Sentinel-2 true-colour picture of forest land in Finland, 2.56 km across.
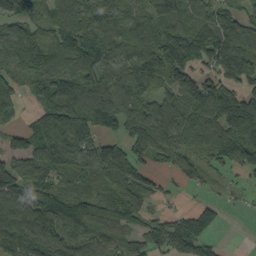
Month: September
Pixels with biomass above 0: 82%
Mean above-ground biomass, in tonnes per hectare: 98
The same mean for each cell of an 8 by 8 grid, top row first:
62 84 111 156 116 125 92 78
106 102 124 117 109 147 125 123
85 96 132 106 110 107 68 47
57 144 160 141 107 120 138 153
65 185 138 55 43 89 79 137
128 98 76 108 75 41 37 29
147 136 84 92 87 22 48 12
156 162 83 75 74 115 69 0
